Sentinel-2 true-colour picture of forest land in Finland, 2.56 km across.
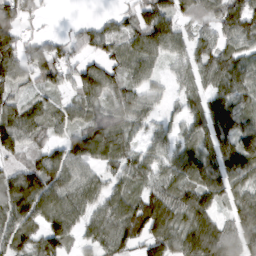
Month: March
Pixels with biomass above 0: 87%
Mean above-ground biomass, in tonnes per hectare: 79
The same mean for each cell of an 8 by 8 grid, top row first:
94 13 4 29 85 77 70 106
101 79 51 67 98 68 68 68
78 71 81 77 62 39 64 85
75 75 84 69 66 31 98 98
93 56 97 100 43 55 75 113
90 111 72 53 76 70 100 82
124 86 66 79 134 109 90 81
82 103 47 94 101 115 161 98
